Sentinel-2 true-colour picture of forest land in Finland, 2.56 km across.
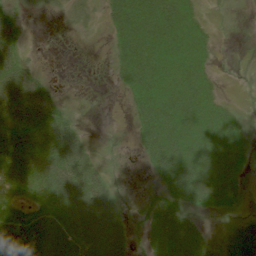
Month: June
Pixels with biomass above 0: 78%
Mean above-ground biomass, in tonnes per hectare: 43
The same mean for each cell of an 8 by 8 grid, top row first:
27 9 22 53 82 70 15 4
43 2 4 32 85 70 29 3
77 22 2 17 76 66 36 2
70 73 10 2 56 76 61 19
56 73 41 11 45 73 60 40
62 81 70 16 13 71 60 28
42 62 60 36 15 45 30 14
70 77 57 51 18 81 27 52
